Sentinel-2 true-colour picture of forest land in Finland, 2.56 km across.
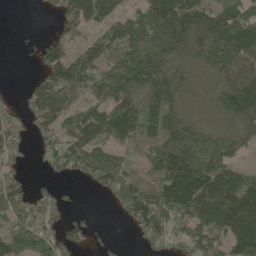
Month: May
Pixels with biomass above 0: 76%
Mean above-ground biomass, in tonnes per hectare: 98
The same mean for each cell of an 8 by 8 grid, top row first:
0 13 153 95 99 174 119 72
2 76 67 97 125 133 135 142
1 136 185 113 151 122 68 123
40 149 92 138 125 108 69 121
76 67 129 76 68 143 77 80
58 31 55 126 55 173 141 97
110 89 15 32 149 160 184 195
84 80 55 19 57 71 119 174
